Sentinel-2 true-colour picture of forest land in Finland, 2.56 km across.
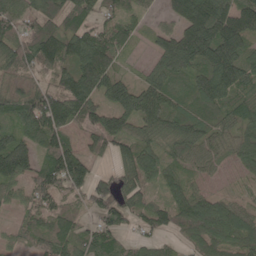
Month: May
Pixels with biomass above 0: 89%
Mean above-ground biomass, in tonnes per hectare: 95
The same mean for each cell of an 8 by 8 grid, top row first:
105 94 82 64 38 110 199 153
106 146 142 103 22 196 200 137
56 50 149 99 65 89 116 114
87 157 101 94 133 84 86 85
114 105 60 81 84 98 80 86
109 113 113 63 102 52 59 50
51 83 46 107 86 98 113 73
45 106 85 76 51 34 99 90
